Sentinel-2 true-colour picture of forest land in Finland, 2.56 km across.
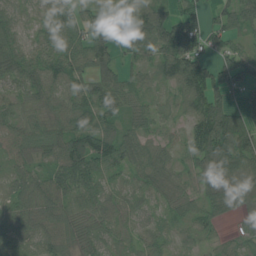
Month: July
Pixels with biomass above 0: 88%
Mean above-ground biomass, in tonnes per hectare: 64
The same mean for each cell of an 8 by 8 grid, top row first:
41 54 60 33 93 66 47 76
53 55 83 74 72 130 59 43
63 82 61 60 42 87 105 97
61 61 79 60 50 34 118 63
69 81 97 96 64 33 110 125
44 54 100 28 62 59 79 65
53 80 48 54 34 41 54 41
70 66 48 37 40 32 38 36
